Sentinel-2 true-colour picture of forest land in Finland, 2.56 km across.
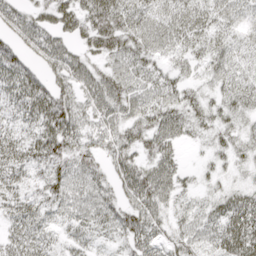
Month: April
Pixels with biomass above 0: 88%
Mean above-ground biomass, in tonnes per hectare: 45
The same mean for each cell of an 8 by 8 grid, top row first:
51 47 56 70 45 47 39 33
50 63 37 60 51 40 42 34
67 49 53 60 56 39 29 39
40 74 51 52 53 52 38 35
45 68 49 47 43 36 24 32
37 45 54 43 64 42 18 15
39 38 50 49 67 26 33 63
42 28 30 25 54 39 39 75
